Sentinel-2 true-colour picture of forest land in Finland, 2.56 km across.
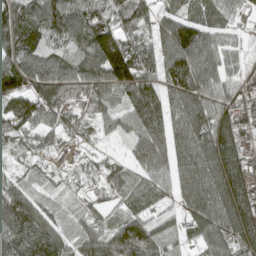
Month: April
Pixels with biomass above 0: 90%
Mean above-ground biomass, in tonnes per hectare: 97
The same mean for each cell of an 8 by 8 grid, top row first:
132 140 135 112 76 84 74 53
111 104 108 178 79 143 105 49
128 136 115 126 94 143 104 70
132 103 68 72 116 102 120 94
49 52 52 22 108 92 148 121
41 33 65 66 89 88 119 159
160 67 46 52 58 52 128 165
138 124 76 80 83 47 93 141
